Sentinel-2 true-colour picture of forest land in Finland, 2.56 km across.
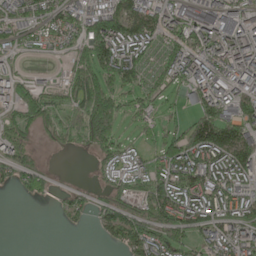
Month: May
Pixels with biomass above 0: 73%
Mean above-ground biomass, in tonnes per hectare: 97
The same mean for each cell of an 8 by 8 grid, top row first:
86 89 97 156 136 100 127 103
62 46 96 182 114 115 102 139
66 21 117 149 72 89 150 139
96 107 100 150 90 29 152 116
104 27 53 105 43 151 217 159
96 67 3 72 106 140 150 127
1 5 62 92 143 169 121 109
0 0 0 51 150 112 84 122
